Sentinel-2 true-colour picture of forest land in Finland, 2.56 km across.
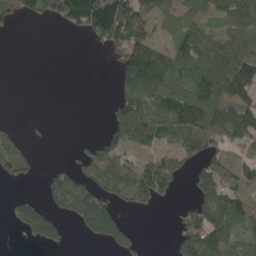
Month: May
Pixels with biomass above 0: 55%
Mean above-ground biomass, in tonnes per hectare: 81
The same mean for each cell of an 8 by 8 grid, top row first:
64 62 165 212 99 63 62 115
0 0 0 81 164 92 121 90
0 0 0 30 213 139 181 182
0 0 0 72 188 193 151 137
63 4 15 71 87 75 87 77
75 33 66 94 120 93 132 94
53 64 113 65 34 19 138 116
3 69 7 62 9 61 188 87
